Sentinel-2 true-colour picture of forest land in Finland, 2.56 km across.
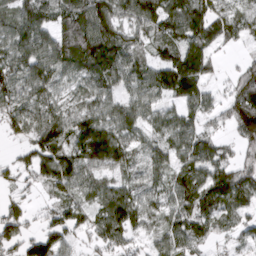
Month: March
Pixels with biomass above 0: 83%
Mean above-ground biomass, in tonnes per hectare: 79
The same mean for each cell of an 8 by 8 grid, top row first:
95 80 108 108 116 116 109 61
103 97 131 136 52 99 82 23
82 98 73 92 85 146 64 58
73 84 76 74 73 59 56 110
25 115 119 153 49 72 71 56
41 76 90 54 49 65 89 81
38 36 59 107 72 69 90 68
73 95 32 78 38 77 44 33
